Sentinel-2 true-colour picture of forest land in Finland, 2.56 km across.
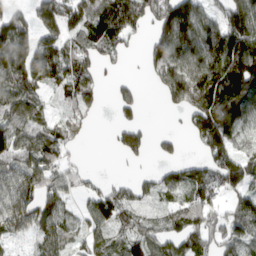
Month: March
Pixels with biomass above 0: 71%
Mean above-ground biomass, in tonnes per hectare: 84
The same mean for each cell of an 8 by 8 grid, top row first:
81 118 124 127 88 188 75 163
164 124 79 70 27 153 150 153
115 103 129 18 14 123 156 158
80 25 66 16 26 33 163 149
98 92 12 21 53 30 127 75
86 81 44 11 19 62 90 113
113 84 34 108 36 53 77 80
46 76 42 50 78 73 71 93
